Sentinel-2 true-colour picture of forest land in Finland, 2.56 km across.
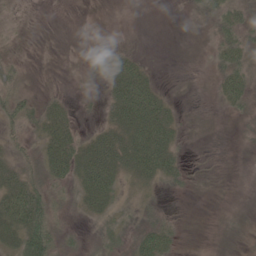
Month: May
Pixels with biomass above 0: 49%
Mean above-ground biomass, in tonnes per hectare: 19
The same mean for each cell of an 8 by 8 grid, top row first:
4 0 0 0 0 1 21 27
8 0 1 9 1 0 5 34
20 0 4 35 38 0 5 33
44 32 7 30 62 12 0 12
23 41 34 50 58 20 0 3
38 37 41 43 34 20 1 0
53 38 22 27 19 1 0 0
40 54 12 27 35 16 1 2
